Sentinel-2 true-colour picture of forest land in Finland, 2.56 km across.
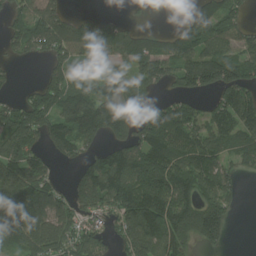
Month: July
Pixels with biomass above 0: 72%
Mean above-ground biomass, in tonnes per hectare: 111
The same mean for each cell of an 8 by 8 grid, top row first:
71 121 55 37 23 20 141 65
66 90 113 110 116 109 113 81
14 82 64 98 102 85 144 143
117 128 163 150 78 130 80 173
168 89 103 98 141 125 126 94
173 91 83 191 207 164 125 57
180 162 107 130 210 175 144 24
114 195 135 63 165 113 92 0
